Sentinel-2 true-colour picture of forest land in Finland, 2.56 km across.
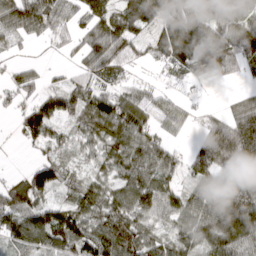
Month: March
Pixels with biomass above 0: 82%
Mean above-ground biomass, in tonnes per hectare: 73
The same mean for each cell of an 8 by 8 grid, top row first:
94 86 62 90 115 90 72 77
18 14 48 94 44 105 126 118
56 26 39 46 20 22 29 26
37 112 81 111 67 42 25 65
10 78 53 75 90 23 95 115
27 107 34 65 95 48 75 120
115 81 76 91 84 84 100 162
72 91 100 121 74 62 88 111
